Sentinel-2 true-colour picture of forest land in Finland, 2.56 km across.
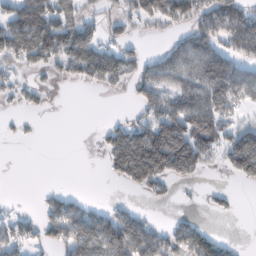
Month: February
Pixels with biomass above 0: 49%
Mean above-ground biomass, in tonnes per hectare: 68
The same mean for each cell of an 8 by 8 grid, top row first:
117 136 45 33 75 69 87 115
116 124 102 56 14 70 110 94
30 17 39 71 80 97 173 122
13 10 0 1 49 124 152 47
8 0 0 111 227 211 125 160
0 0 0 37 154 83 18 63
8 45 55 30 14 6 12 6
62 40 101 129 114 69 76 7
